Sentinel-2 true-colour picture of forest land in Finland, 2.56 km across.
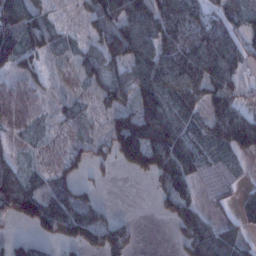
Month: January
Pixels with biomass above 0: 69%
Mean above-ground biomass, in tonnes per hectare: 62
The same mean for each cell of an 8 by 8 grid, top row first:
106 39 28 105 88 90 67 58
103 31 41 127 94 104 116 76
11 20 30 84 86 105 98 49
10 20 37 72 106 93 64 71
24 17 29 82 140 87 83 80
73 35 40 12 23 85 25 30
113 104 98 13 0 70 26 47
43 43 77 91 4 18 99 54
